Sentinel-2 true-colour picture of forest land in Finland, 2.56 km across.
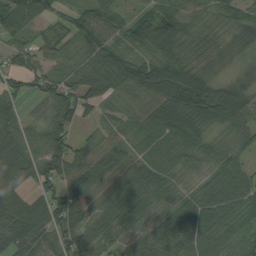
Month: August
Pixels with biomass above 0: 90%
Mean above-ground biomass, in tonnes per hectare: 64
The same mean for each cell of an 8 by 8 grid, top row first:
93 55 60 51 40 98 41 50
47 38 43 79 61 60 70 28
43 49 64 105 133 144 75 28
44 54 54 33 80 119 93 74
76 90 48 54 33 47 45 43
51 75 96 62 57 44 44 58
64 83 61 69 70 64 86 54
77 54 66 55 65 78 72 37
